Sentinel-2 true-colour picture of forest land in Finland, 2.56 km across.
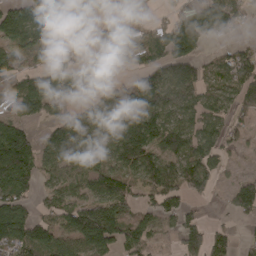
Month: April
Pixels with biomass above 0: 72%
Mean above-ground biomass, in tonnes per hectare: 92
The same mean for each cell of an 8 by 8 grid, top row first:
60 91 68 30 28 91 195 77
67 81 45 97 109 159 39 51
66 75 72 79 121 178 74 106
57 50 76 165 200 129 103 67
101 67 104 112 179 129 122 33
112 60 91 95 101 121 118 36
83 58 108 150 69 93 10 98
96 96 121 124 93 51 109 29
